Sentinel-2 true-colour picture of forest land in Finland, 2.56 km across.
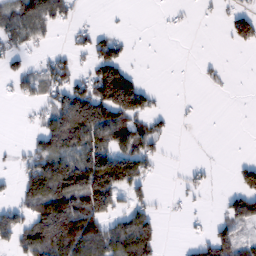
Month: February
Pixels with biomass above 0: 44%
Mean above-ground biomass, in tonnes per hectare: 59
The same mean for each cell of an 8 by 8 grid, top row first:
88 105 12 1 2 7 6 52
46 17 32 70 1 0 1 26
46 63 55 184 28 1 13 1
1 58 172 145 76 9 1 0
10 105 131 125 82 3 1 0
29 155 169 166 65 5 16 46
59 160 144 90 55 4 5 77
64 175 148 107 108 1 56 65
